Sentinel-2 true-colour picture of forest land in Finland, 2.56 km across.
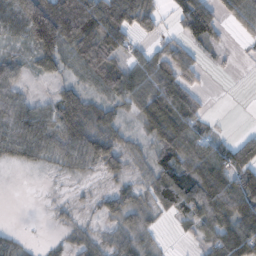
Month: November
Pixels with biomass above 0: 73%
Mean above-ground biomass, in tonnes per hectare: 50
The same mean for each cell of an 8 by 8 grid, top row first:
91 176 84 116 85 34 89 51
24 117 85 76 23 48 26 5
51 27 37 76 65 74 6 1
68 45 84 34 55 89 21 0
61 57 77 62 26 82 60 50
0 5 19 26 28 80 91 64
0 5 12 43 36 57 75 74
20 9 31 36 26 6 46 84
